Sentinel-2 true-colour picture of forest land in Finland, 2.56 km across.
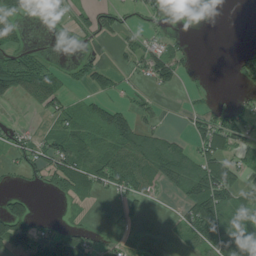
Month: July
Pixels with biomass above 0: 47%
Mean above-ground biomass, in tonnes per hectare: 44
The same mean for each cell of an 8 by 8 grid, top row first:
44 34 24 58 34 26 7 0
50 5 6 10 55 38 0 6
92 58 36 46 30 41 3 21
2 41 46 77 35 4 31 41
45 55 76 69 79 41 64 48
22 73 101 86 80 92 115 40
47 0 8 8 15 16 142 64
82 67 58 13 0 16 77 92
